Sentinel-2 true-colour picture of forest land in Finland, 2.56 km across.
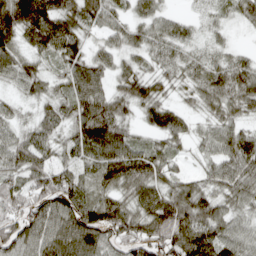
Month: April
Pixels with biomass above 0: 91%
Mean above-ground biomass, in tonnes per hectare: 68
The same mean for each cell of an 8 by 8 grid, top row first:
122 116 84 52 49 27 23 39
62 76 58 43 51 44 29 17
55 46 86 52 75 40 66 81
28 44 84 92 55 58 41 50
65 53 78 104 40 38 42 83
57 79 57 85 92 41 41 80
71 93 100 98 82 110 73 51
96 101 126 81 107 108 103 65
